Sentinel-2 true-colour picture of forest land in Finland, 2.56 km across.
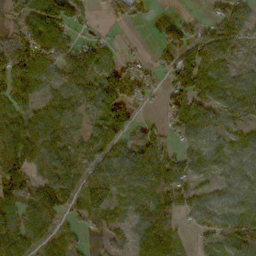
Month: October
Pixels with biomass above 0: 78%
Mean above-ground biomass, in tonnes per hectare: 76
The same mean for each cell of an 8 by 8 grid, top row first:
65 118 53 50 28 13 27 101
138 131 72 22 7 88 106 44
111 73 112 100 45 80 91 55
99 76 58 86 12 65 67 82
187 134 56 69 98 48 58 50
112 114 81 110 128 90 39 58
107 90 52 56 83 82 63 71
120 48 32 47 87 65 42 113
